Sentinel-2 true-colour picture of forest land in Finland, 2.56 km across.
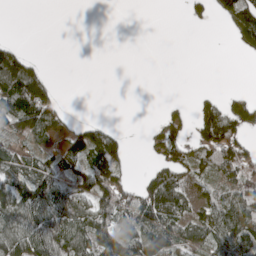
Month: May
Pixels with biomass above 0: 51%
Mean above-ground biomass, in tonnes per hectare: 53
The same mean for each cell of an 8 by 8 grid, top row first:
0 0 0 0 0 0 18 99
41 0 0 0 0 0 0 24
135 45 0 0 0 0 0 0
120 92 3 0 0 17 55 76
45 36 96 79 10 77 100 94
70 92 53 78 28 68 45 100
89 109 81 103 111 89 56 109
92 114 86 137 134 86 61 117
